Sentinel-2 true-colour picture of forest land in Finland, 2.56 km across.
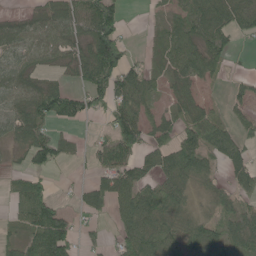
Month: May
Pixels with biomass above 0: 69%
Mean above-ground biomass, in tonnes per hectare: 57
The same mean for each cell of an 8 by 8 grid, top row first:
24 60 82 126 5 39 90 77
50 61 59 139 7 59 84 17
66 32 46 101 53 44 31 17
58 87 62 61 46 40 47 24
43 80 16 75 54 79 93 52
23 31 5 72 44 93 45 53
32 89 26 48 108 80 35 45
34 121 34 22 87 82 97 67
